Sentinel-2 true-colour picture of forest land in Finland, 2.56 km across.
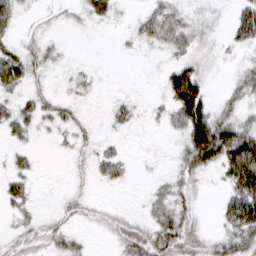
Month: March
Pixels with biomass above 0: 57%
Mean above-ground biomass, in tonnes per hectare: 23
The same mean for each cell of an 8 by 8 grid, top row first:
17 7 10 15 17 26 6 40
16 16 0 1 9 24 11 22
27 9 11 1 1 55 16 29
27 19 11 16 5 45 53 28
12 2 14 12 1 10 110 91
22 0 6 26 2 26 15 95
21 3 16 9 10 35 3 87
18 21 10 11 41 55 20 54
